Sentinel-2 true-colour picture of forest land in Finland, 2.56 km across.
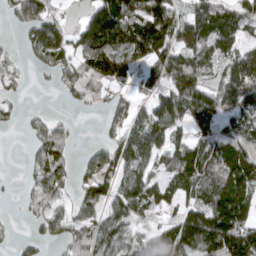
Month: April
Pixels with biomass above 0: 72%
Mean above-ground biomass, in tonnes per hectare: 74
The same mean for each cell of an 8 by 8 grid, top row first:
72 78 29 151 123 80 101 94
19 112 74 131 114 78 90 63
36 13 87 82 46 91 65 104
21 18 11 45 32 43 99 83
0 96 7 59 99 64 71 95
3 104 50 98 82 99 100 137
5 63 66 63 77 50 119 121
20 36 83 80 58 127 153 151
